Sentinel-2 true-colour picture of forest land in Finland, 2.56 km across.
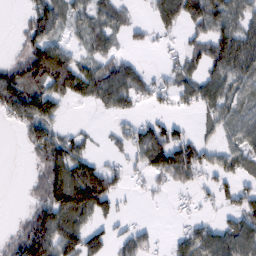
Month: February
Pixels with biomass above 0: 61%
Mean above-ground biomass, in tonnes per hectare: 56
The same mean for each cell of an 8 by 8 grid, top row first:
6 85 43 50 9 84 92 56
17 97 32 32 20 16 77 81
93 107 86 96 39 42 59 64
82 67 2 37 15 20 39 50
5 104 43 22 83 87 32 54
0 97 122 57 35 86 33 45
2 110 139 42 2 5 11 55
65 130 98 42 44 32 79 98
